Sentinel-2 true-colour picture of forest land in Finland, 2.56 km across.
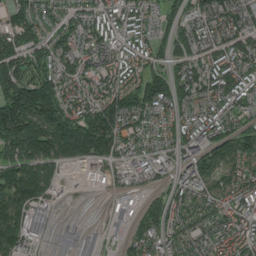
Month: July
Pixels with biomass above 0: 88%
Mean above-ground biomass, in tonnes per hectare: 114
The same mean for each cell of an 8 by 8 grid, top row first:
106 65 80 97 102 77 126 125
158 102 108 107 79 97 109 123
196 153 134 111 116 126 137 114
252 235 140 203 126 85 89 86
232 220 266 174 65 84 126 131
195 127 17 59 66 88 90 104
154 78 9 21 100 87 94 108
146 41 66 17 93 94 84 118
